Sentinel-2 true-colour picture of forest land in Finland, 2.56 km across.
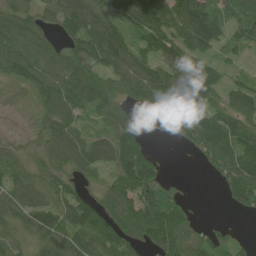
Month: June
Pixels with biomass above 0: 82%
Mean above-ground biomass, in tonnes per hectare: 84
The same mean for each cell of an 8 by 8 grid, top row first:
82 63 142 97 136 125 132 83
94 70 96 138 88 104 92 56
57 87 97 94 128 120 104 36
17 68 65 73 45 113 87 100
38 73 91 106 60 30 140 120
78 69 51 59 132 12 21 128
95 92 98 80 128 103 1 44
77 95 93 104 78 120 70 22
